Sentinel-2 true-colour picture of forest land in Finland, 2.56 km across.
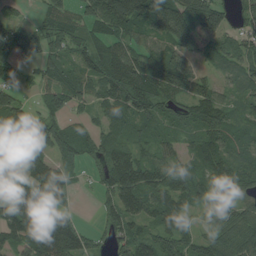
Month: August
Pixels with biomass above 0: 83%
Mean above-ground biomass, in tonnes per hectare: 78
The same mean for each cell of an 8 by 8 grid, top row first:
22 47 53 149 120 171 159 38
67 70 54 82 59 98 60 62
33 58 81 122 122 106 44 58
94 70 30 83 98 64 100 49
112 101 71 75 49 44 80 65
42 120 17 103 105 74 79 76
116 116 9 58 80 83 49 70
92 174 74 52 71 76 62 82
